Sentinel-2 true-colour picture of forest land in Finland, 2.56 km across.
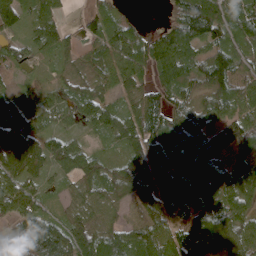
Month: April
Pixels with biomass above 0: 89%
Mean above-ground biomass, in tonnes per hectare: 80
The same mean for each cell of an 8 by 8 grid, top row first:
74 63 25 65 5 62 122 93
54 51 43 84 102 130 82 76
14 25 48 63 46 106 103 68
93 65 78 66 124 71 77 80
156 81 36 35 121 107 119 88
93 42 72 84 121 111 109 81
105 40 47 51 61 56 100 84
83 166 87 93 101 87 132 88
